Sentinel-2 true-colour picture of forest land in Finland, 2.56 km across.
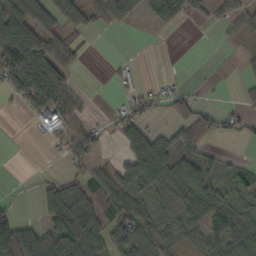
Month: October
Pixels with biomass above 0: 57%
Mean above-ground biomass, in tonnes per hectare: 40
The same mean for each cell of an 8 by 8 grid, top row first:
100 43 39 93 42 47 24 47
169 79 19 0 1 0 0 19
90 117 10 5 8 5 2 12
9 59 41 12 35 37 16 27
1 14 72 7 80 41 11 8
1 8 38 51 64 53 43 28
12 42 75 77 28 22 62 26
106 84 88 61 48 21 36 52
